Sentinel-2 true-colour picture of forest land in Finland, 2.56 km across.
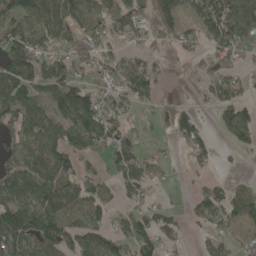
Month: May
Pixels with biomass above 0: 67%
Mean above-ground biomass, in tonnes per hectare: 75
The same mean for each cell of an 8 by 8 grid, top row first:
80 104 96 106 77 110 124 107
126 92 84 45 46 46 56 104
110 114 72 87 118 4 53 49
90 79 142 94 37 75 22 84
66 87 91 112 42 30 57 45
97 86 95 53 80 7 28 12
102 118 96 54 57 22 90 71
98 106 84 82 84 42 40 36
